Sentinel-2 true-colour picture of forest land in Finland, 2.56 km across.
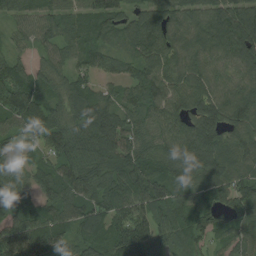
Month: August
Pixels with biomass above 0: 94%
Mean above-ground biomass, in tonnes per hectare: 89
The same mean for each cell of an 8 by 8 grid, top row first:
52 64 62 89 82 84 94 146
31 57 72 54 102 98 106 119
99 73 60 53 93 91 98 77
130 99 105 94 89 99 102 117
52 84 115 107 78 95 108 92
58 86 118 93 123 86 108 93
53 70 90 105 101 88 66 75
123 142 68 92 122 63 52 76
